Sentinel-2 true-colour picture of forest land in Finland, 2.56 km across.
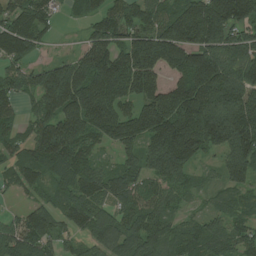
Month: July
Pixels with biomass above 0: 90%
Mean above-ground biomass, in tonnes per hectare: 126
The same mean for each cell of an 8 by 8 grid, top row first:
114 73 50 103 107 152 217 162
135 24 58 156 185 202 182 159
83 145 194 214 174 84 212 177
58 130 190 149 143 194 176 195
80 193 131 88 133 231 148 189
103 92 124 115 99 112 31 97
28 103 137 90 113 54 39 67
160 115 73 133 125 92 109 80
